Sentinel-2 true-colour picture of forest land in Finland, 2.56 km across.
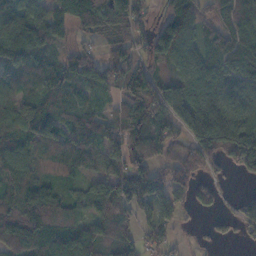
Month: November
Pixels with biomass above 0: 83%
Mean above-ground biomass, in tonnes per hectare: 95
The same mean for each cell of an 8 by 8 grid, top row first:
108 102 94 111 52 115 54 92
150 88 56 46 59 159 85 90
65 92 103 59 111 116 97 89
119 102 74 49 102 141 176 127
89 115 104 86 116 70 196 197
110 66 55 105 172 100 63 38
129 139 64 106 120 58 39 57
151 119 111 75 57 33 23 28
